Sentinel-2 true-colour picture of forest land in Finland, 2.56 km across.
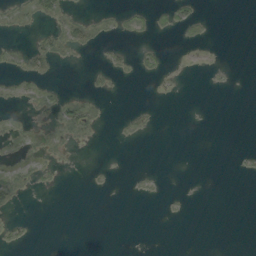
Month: September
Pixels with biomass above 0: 12%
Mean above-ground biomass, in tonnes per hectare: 2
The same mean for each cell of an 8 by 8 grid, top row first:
5 10 4 3 5 11 1 0
6 11 8 5 5 1 3 0
6 5 0 2 1 3 1 0
2 6 14 0 3 0 0 0
4 5 3 0 0 0 0 0
7 3 0 0 1 0 0 1
5 0 0 0 0 1 0 0
5 0 0 0 0 0 0 0
